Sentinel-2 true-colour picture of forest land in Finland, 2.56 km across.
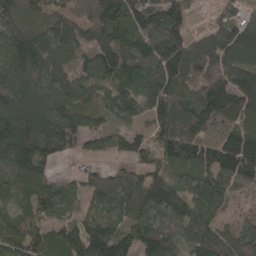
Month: April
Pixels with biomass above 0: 90%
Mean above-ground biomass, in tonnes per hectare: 111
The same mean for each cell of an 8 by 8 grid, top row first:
119 101 72 101 92 100 25 62
180 160 94 126 83 141 171 178
120 126 82 80 117 157 173 141
142 139 114 90 90 173 206 191
150 109 59 64 67 165 110 182
113 75 44 50 83 59 91 171
66 92 36 74 96 116 93 27
103 97 149 153 132 77 139 88
